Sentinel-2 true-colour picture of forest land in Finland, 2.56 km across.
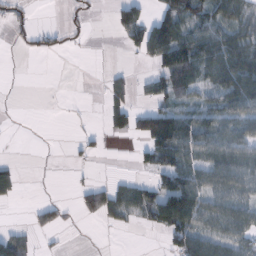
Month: February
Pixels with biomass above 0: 47%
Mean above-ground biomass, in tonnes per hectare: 35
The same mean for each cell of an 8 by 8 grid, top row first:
19 0 15 20 36 64 50 52
7 22 6 0 55 101 81 70
0 0 0 20 15 69 52 96
0 0 1 45 51 65 53 57
0 0 13 1 47 95 60 62
27 1 3 6 12 79 56 61
4 19 24 48 53 116 54 58
47 4 0 0 0 58 62 44
